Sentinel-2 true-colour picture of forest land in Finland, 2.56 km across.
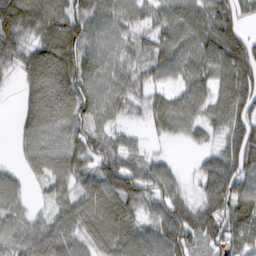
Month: February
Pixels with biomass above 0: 88%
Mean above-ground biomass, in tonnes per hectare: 74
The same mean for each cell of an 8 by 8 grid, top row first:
126 121 101 84 60 85 80 63
85 75 90 71 67 89 105 98
23 90 85 76 60 48 71 109
22 105 78 60 41 82 60 88
23 86 77 73 21 18 32 104
28 68 56 100 89 37 82 96
53 33 68 78 60 93 71 114
74 109 59 74 70 105 59 96
